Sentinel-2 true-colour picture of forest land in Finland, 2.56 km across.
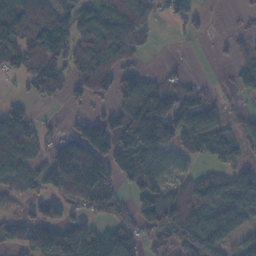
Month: November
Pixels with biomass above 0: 64%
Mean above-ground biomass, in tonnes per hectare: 71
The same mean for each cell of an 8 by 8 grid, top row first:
122 93 80 106 61 59 16 10
85 108 74 92 25 2 1 22
27 86 52 63 64 26 10 32
61 4 12 60 200 144 103 13
91 46 93 54 157 83 86 40
80 92 193 91 120 41 60 72
15 63 52 64 101 119 104 103
44 77 111 89 48 70 101 53
